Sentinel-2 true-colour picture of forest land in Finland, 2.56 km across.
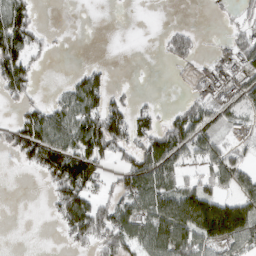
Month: March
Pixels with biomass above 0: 53%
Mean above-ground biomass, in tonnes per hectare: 57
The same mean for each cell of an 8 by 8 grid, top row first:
95 0 0 0 0 0 3 21
115 17 0 0 0 56 4 64
98 0 49 16 0 3 41 57
22 57 94 89 35 36 63 50
72 114 107 92 81 110 64 22
1 78 134 29 110 56 55 71
0 17 119 85 91 164 173 112
0 0 58 84 106 150 104 97
